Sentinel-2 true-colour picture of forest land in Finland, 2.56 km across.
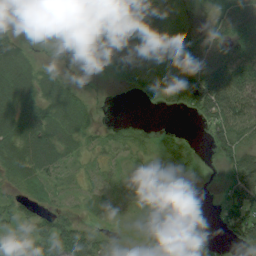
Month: August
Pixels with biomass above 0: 72%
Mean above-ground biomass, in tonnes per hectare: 35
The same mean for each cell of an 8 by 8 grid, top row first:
10 36 43 33 68 16 16 67
37 1 11 9 25 38 45 47
69 39 6 7 23 36 76 82
72 53 56 1 2 16 62 66
69 69 36 25 18 30 19 47
42 43 22 25 10 8 4 62
38 29 18 27 19 3 2 80
44 78 67 25 17 24 4 52
